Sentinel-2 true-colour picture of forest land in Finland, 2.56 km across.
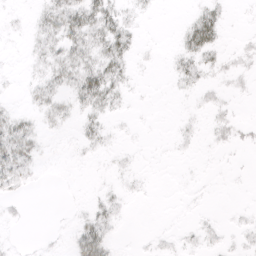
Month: April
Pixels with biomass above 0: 38%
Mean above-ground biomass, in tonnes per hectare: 8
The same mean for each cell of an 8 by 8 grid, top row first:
2 19 31 22 4 0 22 1
1 16 26 29 3 8 26 4
1 17 30 26 1 9 7 5
9 16 13 9 1 1 6 2
35 2 7 3 1 3 3 5
23 1 0 3 2 0 1 1
3 0 2 12 0 0 1 2
1 1 31 13 1 3 5 4
